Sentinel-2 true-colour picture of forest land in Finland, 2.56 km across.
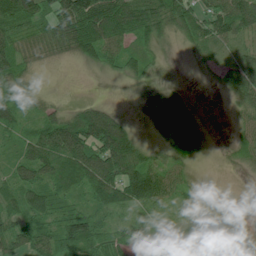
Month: July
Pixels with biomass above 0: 77%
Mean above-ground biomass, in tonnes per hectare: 53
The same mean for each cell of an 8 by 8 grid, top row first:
81 60 141 126 82 80 56 81
53 65 89 55 43 7 37 27
65 2 0 9 27 4 5 59
48 39 53 39 36 162 3 39
29 84 115 136 33 99 16 43
36 60 80 101 102 45 1 7
40 67 37 73 43 26 26 1
49 61 103 46 28 53 43 24
